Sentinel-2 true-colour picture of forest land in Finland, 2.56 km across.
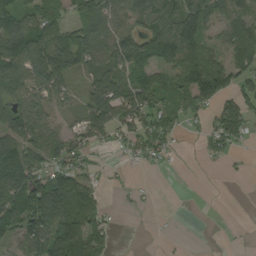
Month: September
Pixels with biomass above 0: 67%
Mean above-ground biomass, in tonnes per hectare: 66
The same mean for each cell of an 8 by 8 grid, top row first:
96 96 88 83 72 100 74 50
129 131 137 73 84 108 66 88
94 104 29 90 87 54 129 73
73 44 44 104 101 57 53 103
105 87 50 25 62 17 36 34
124 81 67 6 4 0 0 5
134 145 142 15 8 2 0 0
49 103 140 31 0 5 4 3
